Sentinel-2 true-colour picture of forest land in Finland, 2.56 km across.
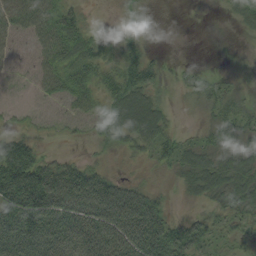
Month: August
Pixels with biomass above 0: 77%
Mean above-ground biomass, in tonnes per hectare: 44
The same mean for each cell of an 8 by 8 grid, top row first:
52 52 27 6 31 1 2 23
17 44 61 29 36 0 0 1
7 34 55 47 63 13 20 6
8 11 27 61 90 9 26 37
62 8 7 32 37 36 34 34
110 92 79 36 10 22 72 67
98 105 85 102 99 8 25 47
83 88 76 99 119 79 38 24
